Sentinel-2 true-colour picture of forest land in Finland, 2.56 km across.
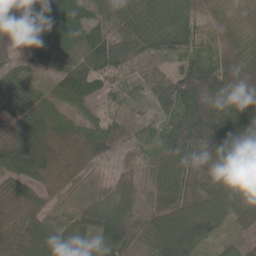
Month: May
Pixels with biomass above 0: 95%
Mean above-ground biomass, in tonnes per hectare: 78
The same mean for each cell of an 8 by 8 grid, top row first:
72 106 72 59 57 69 56 19
23 72 76 92 71 66 64 64
38 25 95 47 55 102 141 121
67 58 31 36 35 116 165 137
130 145 98 72 51 116 163 122
92 100 54 34 57 95 138 80
82 69 49 83 62 113 78 67
94 88 50 88 53 117 41 27
